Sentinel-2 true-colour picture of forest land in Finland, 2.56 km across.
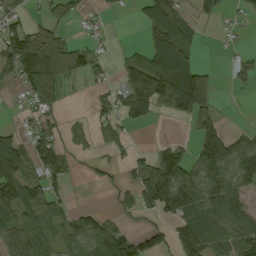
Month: August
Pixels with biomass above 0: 57%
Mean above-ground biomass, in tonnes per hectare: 61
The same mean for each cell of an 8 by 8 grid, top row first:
42 34 29 5 45 79 25 14
122 132 47 7 53 125 1 9
46 119 26 20 167 166 79 35
7 45 3 51 104 73 93 0
77 72 16 24 1 34 121 69
107 75 10 14 78 130 102 86
90 66 20 19 58 102 95 61
64 45 54 91 68 59 100 76
